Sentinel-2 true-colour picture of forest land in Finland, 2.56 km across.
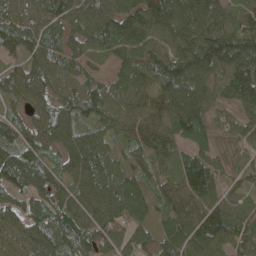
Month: May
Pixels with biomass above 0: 96%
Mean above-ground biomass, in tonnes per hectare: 92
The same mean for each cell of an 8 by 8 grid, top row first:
89 105 85 102 140 128 126 70
84 84 64 82 81 99 146 131
76 79 76 57 80 149 95 149
41 67 96 80 79 119 74 63
93 71 90 65 85 81 58 41
124 114 91 102 68 89 158 47
68 97 87 101 65 89 109 58
73 103 104 108 107 111 132 97
